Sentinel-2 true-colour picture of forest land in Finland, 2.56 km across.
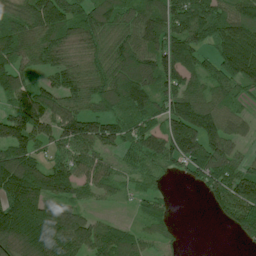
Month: July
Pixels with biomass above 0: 85%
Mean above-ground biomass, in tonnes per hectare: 108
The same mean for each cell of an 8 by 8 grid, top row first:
93 173 111 104 123 147 158 109
117 121 81 95 135 142 83 177
97 59 95 113 144 111 86 126
127 143 118 89 134 158 139 50
160 89 156 107 92 145 153 51
176 136 106 73 51 27 135 122
179 136 72 16 44 11 29 146
151 202 140 134 62 22 0 37
